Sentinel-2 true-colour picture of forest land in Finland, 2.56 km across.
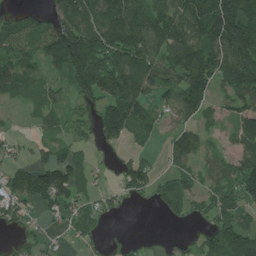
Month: July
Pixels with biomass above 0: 71%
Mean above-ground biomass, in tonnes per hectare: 103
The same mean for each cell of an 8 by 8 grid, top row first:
54 82 190 194 147 143 198 214
97 134 247 201 176 174 165 223
133 53 139 185 157 122 139 171
12 71 80 146 109 90 65 93
34 62 61 50 39 106 48 89
95 168 119 23 120 75 70 154
80 71 81 34 8 69 83 104
28 33 39 16 11 18 81 126
